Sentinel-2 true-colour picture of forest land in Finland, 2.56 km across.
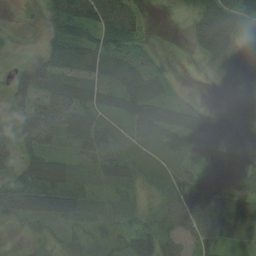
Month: August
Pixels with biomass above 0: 84%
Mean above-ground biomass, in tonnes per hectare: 37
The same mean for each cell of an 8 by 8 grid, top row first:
3 30 69 56 15 4 54 38
10 31 61 42 14 0 48 16
35 54 51 41 44 6 3 21
41 59 55 40 62 43 29 10
31 41 51 38 37 38 58 36
32 62 34 44 30 39 56 58
51 52 40 23 24 53 68 44
7 20 28 29 45 46 47 30
